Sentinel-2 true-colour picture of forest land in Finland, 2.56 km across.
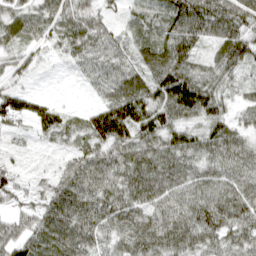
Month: April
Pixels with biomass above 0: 93%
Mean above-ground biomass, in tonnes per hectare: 76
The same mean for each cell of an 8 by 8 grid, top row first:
67 65 73 31 48 102 117 100
40 32 73 59 62 108 47 97
34 3 17 77 82 136 66 38
80 66 32 125 119 108 98 37
15 21 51 99 91 93 94 75
52 24 92 81 113 101 80 93
43 92 114 93 88 91 114 109
87 110 101 63 93 97 80 79
